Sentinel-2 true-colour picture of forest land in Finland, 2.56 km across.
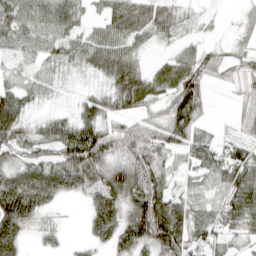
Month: April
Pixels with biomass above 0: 84%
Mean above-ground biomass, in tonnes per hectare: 54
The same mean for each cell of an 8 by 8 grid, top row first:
71 74 37 65 61 34 7 15
57 55 60 73 25 23 29 28
31 36 10 63 54 78 43 40
69 14 39 45 43 109 21 24
62 53 116 68 64 65 48 55
57 71 72 87 82 29 48 63
107 33 9 83 117 68 54 83
69 22 11 55 80 91 51 26
